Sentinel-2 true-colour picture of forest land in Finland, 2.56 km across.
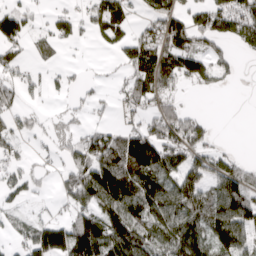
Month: April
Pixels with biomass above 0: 62%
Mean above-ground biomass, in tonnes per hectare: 80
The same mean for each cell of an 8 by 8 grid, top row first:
115 37 56 134 53 102 100 149
73 31 13 40 106 145 70 51
52 28 19 20 100 84 64 12
49 14 24 30 78 82 8 0
48 22 77 114 153 122 61 3
58 23 126 186 128 94 92 118
38 21 87 127 131 111 118 137
43 161 172 132 117 124 111 125
